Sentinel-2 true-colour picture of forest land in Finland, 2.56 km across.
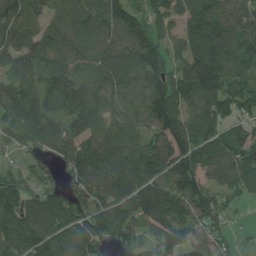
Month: July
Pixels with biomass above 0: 89%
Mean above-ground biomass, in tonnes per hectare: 127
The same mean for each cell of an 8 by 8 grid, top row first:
116 81 114 148 111 100 175 117
96 130 115 127 171 81 203 141
98 161 168 138 142 139 219 122
128 137 180 112 134 149 158 117
59 112 133 131 123 184 128 133
67 40 138 146 160 182 93 138
140 132 93 136 159 154 143 26
128 130 143 97 84 139 109 29
